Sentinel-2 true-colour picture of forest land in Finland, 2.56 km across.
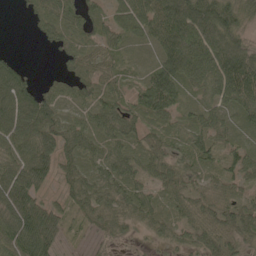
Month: May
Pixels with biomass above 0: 89%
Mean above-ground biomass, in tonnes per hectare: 60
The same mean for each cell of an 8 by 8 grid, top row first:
3 45 55 50 83 127 130 75
4 20 57 37 25 140 119 100
92 21 58 35 43 95 71 131
118 95 28 63 64 44 41 51
84 79 70 43 49 34 56 30
105 50 60 56 44 54 35 52
108 56 50 50 54 37 52 77
89 81 11 29 11 29 53 51
